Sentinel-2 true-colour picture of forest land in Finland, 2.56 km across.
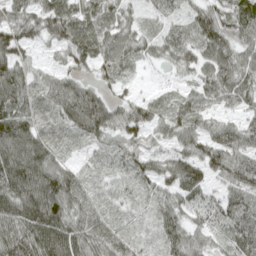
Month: April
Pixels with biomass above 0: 93%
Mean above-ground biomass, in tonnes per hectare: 59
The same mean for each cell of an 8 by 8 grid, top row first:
60 82 67 45 25 24 70 77
90 31 79 72 40 47 79 72
89 39 43 37 5 14 64 71
94 26 102 70 48 41 46 43
124 53 21 43 46 52 66 73
125 113 34 17 50 81 56 73
99 116 52 17 13 53 51 82
89 102 79 48 17 61 39 61
